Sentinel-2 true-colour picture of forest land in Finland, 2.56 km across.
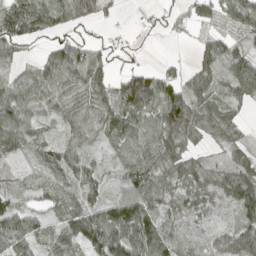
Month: April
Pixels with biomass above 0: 79%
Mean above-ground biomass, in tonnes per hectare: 49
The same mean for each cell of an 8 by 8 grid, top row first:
89 61 35 16 11 28 52 69
46 26 62 26 7 3 46 37
35 63 54 51 83 50 41 75
83 41 25 57 74 110 51 18
58 30 36 32 50 85 32 27
8 17 53 18 81 61 49 74
50 25 40 75 84 38 35 54
69 41 58 97 106 43 20 62
